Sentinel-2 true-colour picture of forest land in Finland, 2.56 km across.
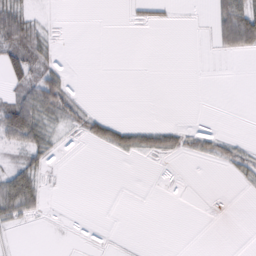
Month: February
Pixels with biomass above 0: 28%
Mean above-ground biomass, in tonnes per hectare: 12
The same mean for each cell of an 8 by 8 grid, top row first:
43 5 0 0 11 3 10 79
49 23 0 0 0 0 3 41
31 27 1 0 0 0 0 0
58 36 25 3 0 0 0 0
30 28 5 34 28 23 23 14
48 10 0 0 0 1 0 15
53 7 0 0 0 0 1 0
3 1 1 2 0 0 0 0
